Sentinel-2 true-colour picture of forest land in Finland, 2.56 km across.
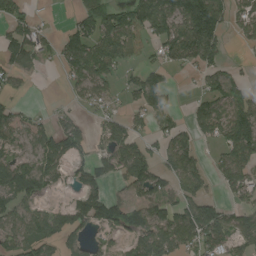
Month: August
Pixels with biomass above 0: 63%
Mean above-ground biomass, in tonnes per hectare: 74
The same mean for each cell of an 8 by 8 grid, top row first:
74 5 60 92 127 125 210 54
94 34 111 115 39 106 138 14
40 1 74 54 88 11 71 56
53 19 23 30 62 24 89 115
54 90 77 98 57 95 31 124
109 94 51 59 119 81 47 95
74 55 91 87 85 81 92 62
81 99 60 34 92 108 100 61
